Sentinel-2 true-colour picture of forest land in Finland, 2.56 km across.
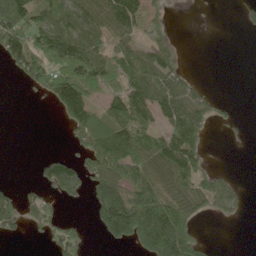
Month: June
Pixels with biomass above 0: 52%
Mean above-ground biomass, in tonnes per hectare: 69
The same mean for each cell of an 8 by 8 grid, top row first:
144 74 98 98 52 1 1 11
102 141 123 57 47 35 0 0
17 112 151 77 108 63 5 0
0 5 118 87 91 102 53 5
0 0 56 142 95 104 27 4
1 75 113 114 92 96 50 7
80 48 7 204 260 138 44 44
13 37 73 66 184 269 17 0
